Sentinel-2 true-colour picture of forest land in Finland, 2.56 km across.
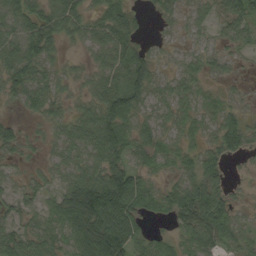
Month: September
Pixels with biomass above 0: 82%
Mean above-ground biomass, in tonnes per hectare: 40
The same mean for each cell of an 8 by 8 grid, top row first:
54 54 47 50 14 20 25 48
55 51 15 61 23 17 30 26
51 36 21 50 59 34 20 13
10 31 30 67 33 31 27 27
33 22 50 71 41 24 30 47
19 28 56 75 30 27 55 7
31 36 103 87 31 48 80 20
51 43 65 77 38 26 52 41
